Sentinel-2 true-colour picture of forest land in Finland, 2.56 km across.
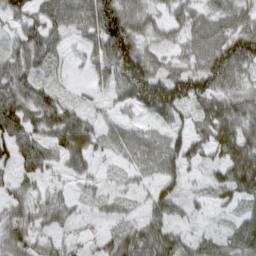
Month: March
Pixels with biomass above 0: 86%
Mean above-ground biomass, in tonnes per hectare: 61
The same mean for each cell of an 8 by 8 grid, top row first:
59 73 72 118 61 46 62 69
52 67 11 115 65 39 94 120
83 30 4 43 131 102 108 61
88 85 43 21 56 76 77 88
89 65 93 43 63 65 77 97
46 36 41 11 35 57 29 102
60 58 23 28 33 48 20 43
73 42 20 45 89 64 47 72
